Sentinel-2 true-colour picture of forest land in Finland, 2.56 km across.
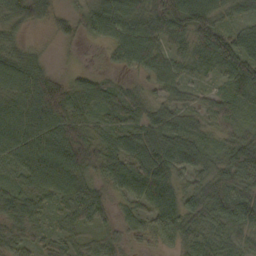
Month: October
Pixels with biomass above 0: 94%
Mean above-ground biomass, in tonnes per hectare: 69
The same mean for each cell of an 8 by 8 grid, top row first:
85 70 41 103 109 114 106 53
54 14 15 52 103 51 97 89
109 79 38 32 33 63 34 83
80 124 62 67 73 56 50 41
70 79 108 59 110 97 40 78
40 78 67 61 93 66 83 128
75 41 111 45 57 76 106 134
56 36 34 43 38 54 52 53
